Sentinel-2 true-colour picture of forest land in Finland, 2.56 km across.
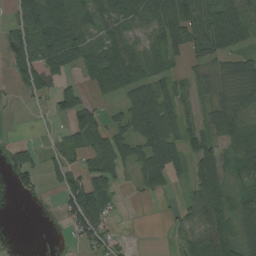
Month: August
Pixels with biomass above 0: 67%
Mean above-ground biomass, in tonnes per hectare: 58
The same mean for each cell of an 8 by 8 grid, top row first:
52 123 74 69 84 136 89 81
72 105 80 77 56 72 88 50
26 65 22 68 87 46 46 73
2 16 84 21 112 77 48 77
15 13 44 77 83 71 78 86
41 32 51 70 53 37 116 38
0 3 127 30 1 16 115 62
3 0 48 32 0 22 95 83
